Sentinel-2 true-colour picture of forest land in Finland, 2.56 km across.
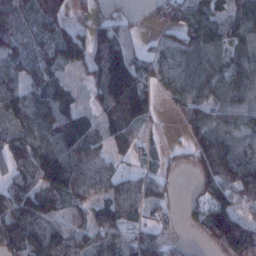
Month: January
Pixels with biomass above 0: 80%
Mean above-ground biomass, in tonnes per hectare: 83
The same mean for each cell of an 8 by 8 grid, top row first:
82 104 18 35 11 56 101 93
69 71 117 189 34 73 112 81
63 87 29 243 128 70 100 88
67 117 60 117 117 31 87 66
64 113 141 62 31 12 125 51
75 172 129 80 51 15 98 101
95 100 59 107 64 16 87 46
122 160 86 108 67 21 26 103
